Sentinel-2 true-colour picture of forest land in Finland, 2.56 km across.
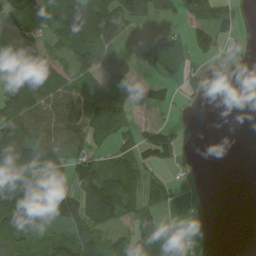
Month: August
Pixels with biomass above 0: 58%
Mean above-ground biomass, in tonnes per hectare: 50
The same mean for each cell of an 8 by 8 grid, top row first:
25 79 117 135 68 28 47 14
8 27 61 48 36 76 45 12
83 71 44 85 27 27 13 0
83 55 67 114 7 6 1 0
137 72 49 44 79 64 0 0
138 62 75 100 46 8 0 0
150 103 90 102 48 14 1 0
54 29 83 43 72 5 2 0
